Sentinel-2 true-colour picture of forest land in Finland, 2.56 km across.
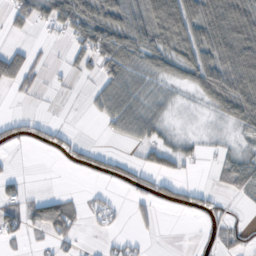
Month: October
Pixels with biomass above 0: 50%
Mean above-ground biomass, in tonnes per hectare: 37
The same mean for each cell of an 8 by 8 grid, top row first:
39 59 74 69 70 123 78 81
25 6 46 87 58 68 72 91
62 7 8 56 38 30 75 95
4 2 1 55 54 11 16 83
20 26 23 4 43 29 8 17
13 0 7 33 36 38 5 69
38 70 15 19 18 34 33 5
24 21 12 12 8 0 18 35
